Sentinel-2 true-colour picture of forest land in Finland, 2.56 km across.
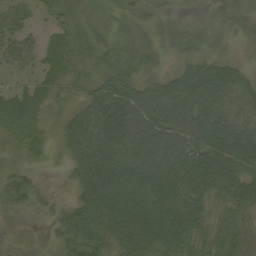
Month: September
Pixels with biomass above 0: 91%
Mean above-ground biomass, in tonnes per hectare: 52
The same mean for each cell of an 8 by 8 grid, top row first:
46 14 10 10 21 16 19 26
49 35 23 21 24 21 20 11
14 32 27 50 39 63 96 54
60 23 45 92 74 79 88 56
25 19 81 98 79 68 85 93
24 4 64 121 118 83 99 86
19 14 70 97 106 96 57 54
6 11 71 67 90 90 42 41
